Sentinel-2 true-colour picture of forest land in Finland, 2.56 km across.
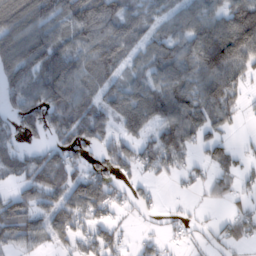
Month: February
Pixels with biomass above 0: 72%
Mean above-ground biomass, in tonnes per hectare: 73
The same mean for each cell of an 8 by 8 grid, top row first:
107 95 121 119 71 58 78 112
105 120 78 106 60 88 140 141
91 114 95 61 78 103 115 67
70 108 112 87 117 114 92 28
39 54 71 72 67 103 56 12
46 84 59 63 31 27 35 47
94 76 89 59 23 10 13 23
74 59 48 45 21 13 34 49
